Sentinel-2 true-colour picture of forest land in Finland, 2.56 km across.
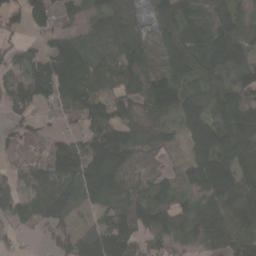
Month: April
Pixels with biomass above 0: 85%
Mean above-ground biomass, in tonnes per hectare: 111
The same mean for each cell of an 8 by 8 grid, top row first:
58 94 65 130 55 146 116 93
42 75 103 88 93 145 150 115
84 185 115 72 145 148 134 128
63 27 93 91 119 143 125 143
54 56 75 199 174 43 171 164
46 125 158 165 84 62 194 125
100 131 72 98 171 104 111 161
27 33 135 227 102 98 120 118
